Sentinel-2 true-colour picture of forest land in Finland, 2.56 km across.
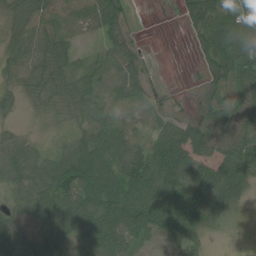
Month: July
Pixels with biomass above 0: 83%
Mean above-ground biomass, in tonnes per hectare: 60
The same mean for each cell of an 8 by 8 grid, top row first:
51 55 54 64 1 9 111 107
46 59 22 40 16 0 78 125
34 58 53 30 48 1 37 69
24 24 54 44 21 24 42 53
50 16 62 101 46 109 48 88
54 69 110 91 101 90 76 92
51 107 114 105 116 103 97 37
86 87 58 91 35 56 39 5
